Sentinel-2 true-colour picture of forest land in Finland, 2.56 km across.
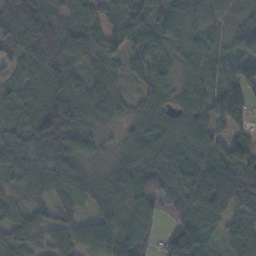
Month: November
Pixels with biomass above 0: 93%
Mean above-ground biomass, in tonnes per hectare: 73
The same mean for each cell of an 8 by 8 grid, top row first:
106 84 69 40 61 85 65 56
66 97 78 56 78 63 51 101
52 94 55 56 55 46 55 82
47 133 85 60 61 74 80 78
77 100 68 26 92 90 88 85
48 93 77 66 82 99 121 88
47 56 51 70 72 57 142 65
62 46 71 85 66 92 53 67
